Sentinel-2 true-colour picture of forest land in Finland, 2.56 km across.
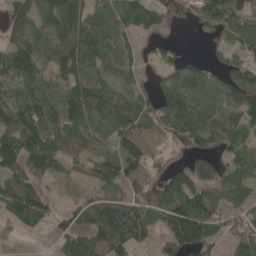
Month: May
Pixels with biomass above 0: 83%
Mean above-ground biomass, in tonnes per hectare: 85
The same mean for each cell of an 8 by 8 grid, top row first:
72 101 92 90 80 45 78 87
97 109 138 85 29 42 23 77
79 77 120 58 25 86 67 107
129 121 113 82 68 111 90 96
133 124 63 80 102 34 60 61
81 67 46 98 89 92 97 78
104 72 78 158 99 157 119 53
29 22 109 145 52 127 93 60
